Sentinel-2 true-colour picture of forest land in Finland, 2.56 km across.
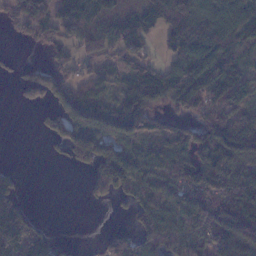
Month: January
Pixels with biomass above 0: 68%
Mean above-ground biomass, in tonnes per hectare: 82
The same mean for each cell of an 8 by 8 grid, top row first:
92 91 139 72 68 147 111 106
10 40 48 60 34 94 118 55
44 113 50 55 107 92 138 87
5 58 145 131 102 47 99 99
0 35 164 131 74 83 117 142
32 0 17 177 82 94 138 96
85 0 4 23 61 107 147 151
135 55 4 58 65 62 77 184
